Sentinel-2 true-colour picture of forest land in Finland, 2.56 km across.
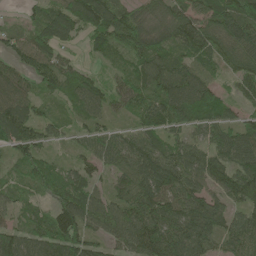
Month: May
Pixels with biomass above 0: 90%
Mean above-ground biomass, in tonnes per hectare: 77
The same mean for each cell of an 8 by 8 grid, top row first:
10 79 112 101 51 73 80 103
67 92 27 74 103 67 75 94
72 78 62 39 82 98 50 59
104 38 55 45 72 87 74 39
101 49 38 80 71 63 70 90
31 68 64 50 106 112 90 106
47 59 122 79 122 100 119 63
100 101 105 62 110 122 92 91
